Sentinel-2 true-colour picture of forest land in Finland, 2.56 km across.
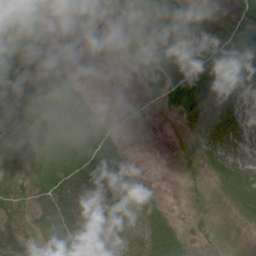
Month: June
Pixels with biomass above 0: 78%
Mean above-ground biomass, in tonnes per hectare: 39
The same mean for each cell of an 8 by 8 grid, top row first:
81 7 0 28 60 34 26 32
76 45 0 7 37 49 50 59
65 59 13 0 16 42 48 60
59 52 61 8 5 23 69 54
69 46 59 45 0 15 63 56
55 56 53 74 14 9 30 65
32 48 45 38 34 4 28 31
52 44 64 49 55 46 9 6
